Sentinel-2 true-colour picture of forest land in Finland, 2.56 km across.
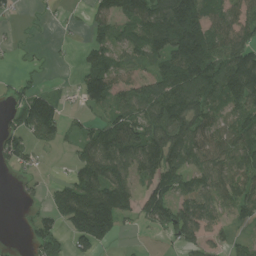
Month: July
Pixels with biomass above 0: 68%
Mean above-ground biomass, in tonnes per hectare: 87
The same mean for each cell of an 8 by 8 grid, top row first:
17 9 9 121 160 239 106 90
10 4 17 80 106 175 154 131
19 3 65 108 62 133 138 180
58 133 33 70 88 137 91 106
71 44 75 145 129 117 106 107
17 6 109 144 89 97 93 85
6 59 186 192 97 111 98 83
0 86 119 65 2 69 64 36
